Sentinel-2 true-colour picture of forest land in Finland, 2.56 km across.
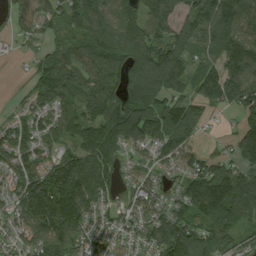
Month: August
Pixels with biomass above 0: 88%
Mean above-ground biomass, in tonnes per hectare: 125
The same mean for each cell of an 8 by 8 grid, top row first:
91 92 119 124 108 90 133 148
25 62 109 187 158 121 108 191
9 123 112 119 201 129 169 202
38 93 101 162 182 154 65 106
100 71 118 146 90 118 27 142
119 152 192 119 76 81 200 154
128 247 199 70 100 106 195 156
82 210 130 87 95 204 161 87
